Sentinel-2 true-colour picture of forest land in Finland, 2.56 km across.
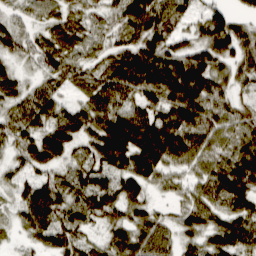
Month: March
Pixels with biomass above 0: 91%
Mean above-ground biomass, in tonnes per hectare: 74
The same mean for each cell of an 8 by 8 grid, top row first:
30 46 58 60 142 77 71 42
48 71 57 52 94 64 99 96
50 48 48 92 114 144 105 44
61 84 68 98 82 113 92 53
57 98 54 132 138 112 66 68
41 47 76 77 88 45 69 122
44 117 77 77 62 36 71 92
15 68 56 61 75 50 58 87
